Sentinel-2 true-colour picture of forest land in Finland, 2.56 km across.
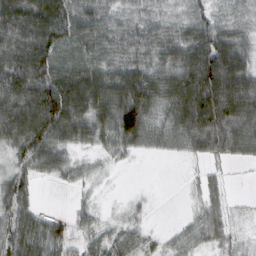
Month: February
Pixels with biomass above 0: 83%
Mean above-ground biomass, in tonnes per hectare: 70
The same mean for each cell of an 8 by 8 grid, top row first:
120 124 84 57 51 46 62 53
118 131 91 80 73 79 121 77
129 132 121 96 102 90 162 114
114 141 93 102 104 83 162 117
78 95 45 60 44 40 92 86
59 29 29 5 0 0 27 1
80 8 17 3 11 1 51 5
87 79 32 46 30 28 46 21
